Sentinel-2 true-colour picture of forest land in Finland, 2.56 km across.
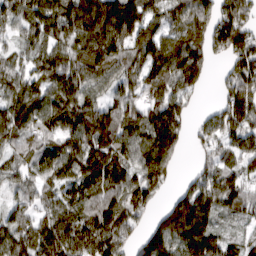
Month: March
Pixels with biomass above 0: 87%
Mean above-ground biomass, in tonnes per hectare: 107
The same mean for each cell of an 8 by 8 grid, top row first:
85 128 202 187 128 88 82 98
51 94 124 132 125 132 107 137
85 124 114 88 109 127 41 154
126 131 134 131 99 104 36 131
86 89 125 134 127 98 59 84
60 83 110 125 130 32 91 86
36 71 103 117 91 145 139 76
117 121 124 155 78 155 136 58
